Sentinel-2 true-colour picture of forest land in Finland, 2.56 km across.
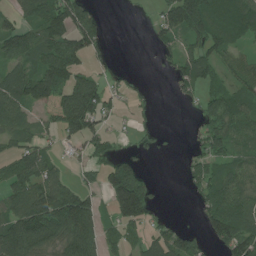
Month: July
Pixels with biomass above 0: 63%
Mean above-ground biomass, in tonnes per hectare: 70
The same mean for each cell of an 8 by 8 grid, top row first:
49 128 114 1 2 114 126 111
92 116 111 18 2 48 77 40
100 155 94 19 2 44 69 64
83 75 188 35 3 1 56 94
54 31 59 34 11 0 74 64
91 102 30 99 54 1 82 80
87 134 130 72 116 0 64 96
140 87 134 35 49 85 46 115
